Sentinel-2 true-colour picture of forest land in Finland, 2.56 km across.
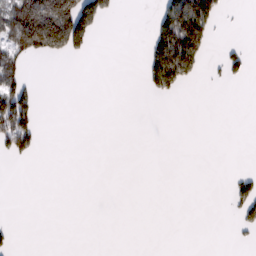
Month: February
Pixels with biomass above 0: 16%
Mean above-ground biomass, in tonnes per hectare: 24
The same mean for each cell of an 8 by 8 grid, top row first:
128 207 178 20 0 102 77 1
78 99 44 0 17 118 29 12
59 0 0 0 21 67 5 11
116 0 0 0 0 0 0 0
67 0 0 0 0 0 0 0
0 0 0 0 0 0 0 18
0 0 0 0 0 0 0 28
9 0 0 0 0 0 0 4
